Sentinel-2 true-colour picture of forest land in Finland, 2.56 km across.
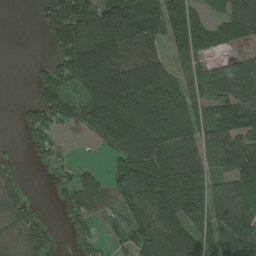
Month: July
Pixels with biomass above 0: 71%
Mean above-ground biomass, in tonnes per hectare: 93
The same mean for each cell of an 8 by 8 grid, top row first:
0 115 154 156 173 123 54 129
0 34 195 179 123 81 82 46
0 113 144 198 208 82 69 94
20 134 84 198 129 98 75 136
3 54 4 100 121 96 103 90
29 18 60 55 173 149 92 134
48 5 66 20 110 143 124 132
21 40 41 28 101 156 88 145
